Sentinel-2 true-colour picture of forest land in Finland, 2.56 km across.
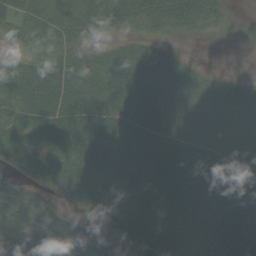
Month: September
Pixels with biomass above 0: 91%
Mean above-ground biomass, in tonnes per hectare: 56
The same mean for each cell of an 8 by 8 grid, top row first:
49 62 61 58 53 58 43 9
19 49 42 26 28 10 2 8
64 68 62 67 58 40 23 18
61 66 71 63 74 46 43 42
78 57 74 77 77 68 57 49
38 71 79 72 60 83 76 57
84 59 37 68 58 58 61 57
71 91 96 39 97 65 66 62
